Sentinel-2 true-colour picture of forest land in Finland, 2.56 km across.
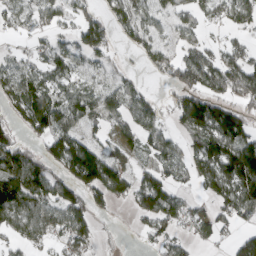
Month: March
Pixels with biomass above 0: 66%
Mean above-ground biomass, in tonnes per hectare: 73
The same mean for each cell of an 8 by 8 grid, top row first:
42 52 56 60 58 45 47 65
12 48 65 36 69 48 58 69
75 64 50 44 20 81 117 136
55 125 79 65 81 74 154 75
84 84 99 36 56 53 113 130
143 103 113 109 57 51 105 164
129 98 103 39 86 84 43 94
56 58 83 9 21 59 41 67
